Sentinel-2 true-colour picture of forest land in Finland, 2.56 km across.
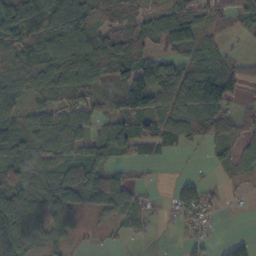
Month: October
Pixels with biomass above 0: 76%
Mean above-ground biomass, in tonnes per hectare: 64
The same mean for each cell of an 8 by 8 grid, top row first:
99 76 83 55 51 58 57 45
66 78 89 115 70 21 39 8
63 76 90 89 125 107 117 48
62 72 74 69 117 76 92 43
86 86 81 95 69 53 39 52
64 73 108 79 13 16 11 25
141 82 82 84 40 73 56 5
98 47 11 12 10 10 37 40
